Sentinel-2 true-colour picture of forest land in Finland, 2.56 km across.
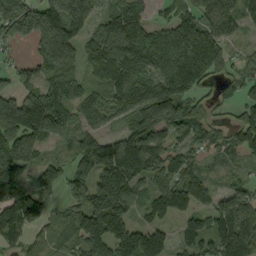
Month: September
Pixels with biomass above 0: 84%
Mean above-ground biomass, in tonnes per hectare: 109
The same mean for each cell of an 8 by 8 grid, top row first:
146 159 60 81 62 89 105 82
25 120 75 130 161 158 159 23
71 85 75 126 126 177 70 76
238 232 93 89 161 136 60 67
195 66 90 101 144 65 62 91
140 81 114 203 114 129 54 37
187 59 103 149 61 118 82 150
80 41 73 136 151 59 97 216
